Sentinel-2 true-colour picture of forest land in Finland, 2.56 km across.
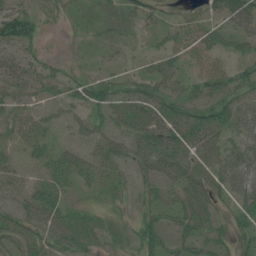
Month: July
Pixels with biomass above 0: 69%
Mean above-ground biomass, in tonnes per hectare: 35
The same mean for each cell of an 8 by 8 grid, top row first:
57 13 14 22 28 11 26 74
36 6 7 14 12 31 33 29
32 29 31 39 38 35 41 38
27 19 27 47 45 45 48 44
21 33 30 43 49 54 41 32
35 39 46 38 31 42 49 51
32 59 26 23 25 35 40 42
43 45 55 25 40 32 47 39
